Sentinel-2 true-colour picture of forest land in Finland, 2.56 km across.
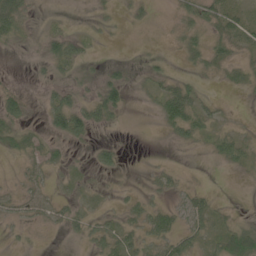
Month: May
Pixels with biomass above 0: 49%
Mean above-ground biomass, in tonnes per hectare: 16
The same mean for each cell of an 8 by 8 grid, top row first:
39 6 1 8 8 8 27 23
8 25 21 1 2 8 25 16
2 10 15 22 11 18 6 14
30 27 45 28 2 45 22 3
22 20 11 11 0 9 13 31
6 16 7 7 3 10 1 4
19 26 13 7 22 24 26 3
6 1 10 31 23 34 22 55
